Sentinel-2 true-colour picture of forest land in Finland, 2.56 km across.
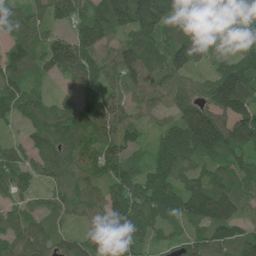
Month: June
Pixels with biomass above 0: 91%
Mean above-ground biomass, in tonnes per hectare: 95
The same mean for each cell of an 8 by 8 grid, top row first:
68 75 88 160 159 89 169 161
86 93 145 85 126 116 75 75
89 37 112 74 94 68 66 148
73 76 114 98 44 70 100 127
37 83 101 96 41 142 151 135
92 56 78 91 94 100 79 91
43 51 59 106 135 108 158 85
75 63 79 146 90 34 93 100
